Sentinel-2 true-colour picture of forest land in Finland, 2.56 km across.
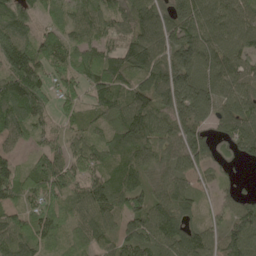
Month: May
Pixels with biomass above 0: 91%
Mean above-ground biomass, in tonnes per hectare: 87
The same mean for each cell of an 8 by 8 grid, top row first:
92 29 65 76 107 116 115 109
140 72 70 72 119 129 111 95
131 79 71 103 88 142 102 94
104 53 54 83 122 112 105 120
34 48 60 64 98 97 89 91
84 100 74 70 65 93 42 12
63 96 75 94 97 126 21 83
104 54 47 64 103 136 95 116
